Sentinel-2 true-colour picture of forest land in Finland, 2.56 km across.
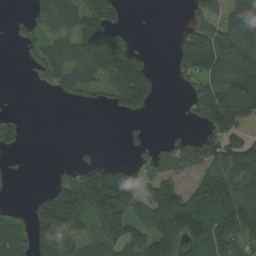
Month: August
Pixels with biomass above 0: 57%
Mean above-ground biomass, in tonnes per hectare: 88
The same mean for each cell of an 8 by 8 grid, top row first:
13 108 116 95 0 0 81 95
13 94 125 163 25 66 193 102
0 57 101 114 167 19 103 143
11 0 3 24 61 3 162 143
28 0 9 0 30 62 92 133
11 11 128 124 64 115 98 123
15 189 170 210 104 186 141 167
103 125 74 112 192 149 156 101
